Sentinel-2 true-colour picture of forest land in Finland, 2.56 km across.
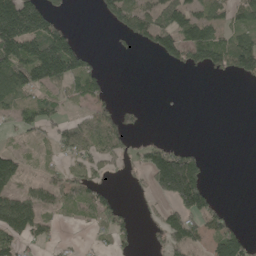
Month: May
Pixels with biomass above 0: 45%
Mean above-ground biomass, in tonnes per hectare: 61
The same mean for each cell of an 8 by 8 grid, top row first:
218 90 0 78 77 118 79 54
180 199 57 6 27 98 149 109
147 151 92 7 0 0 6 40
49 60 22 39 12 0 0 0
13 25 92 66 34 29 1 0
92 29 49 21 37 339 41 0
147 56 42 48 13 86 88 1
79 28 6 42 9 90 65 77
